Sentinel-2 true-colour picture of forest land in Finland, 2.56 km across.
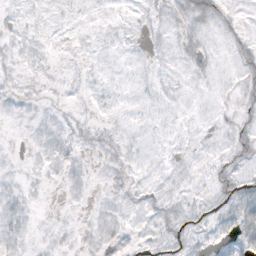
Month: October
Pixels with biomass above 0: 75%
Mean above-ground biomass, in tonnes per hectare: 7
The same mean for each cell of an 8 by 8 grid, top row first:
5 6 6 5 5 9 15 6
7 5 5 5 5 9 9 10
5 4 4 4 5 5 6 7
4 4 3 4 5 5 4 7
1 9 8 9 6 5 5 13
4 6 6 5 6 7 8 17
9 1 2 7 6 10 9 33
10 4 5 11 7 12 9 23
